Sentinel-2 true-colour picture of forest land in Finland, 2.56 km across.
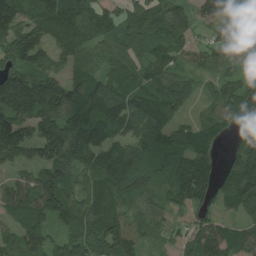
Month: August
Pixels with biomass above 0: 91%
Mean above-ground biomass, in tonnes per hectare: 81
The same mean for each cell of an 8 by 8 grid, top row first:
97 112 116 58 91 75 66 91
82 68 75 55 67 88 66 81
131 101 69 75 71 88 36 64
123 119 115 112 112 63 37 73
130 140 115 75 88 80 70 46
37 81 72 86 82 84 71 120
80 97 82 65 52 75 40 76
75 62 64 88 47 37 103 87
